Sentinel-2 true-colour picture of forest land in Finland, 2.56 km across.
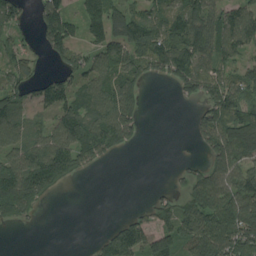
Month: August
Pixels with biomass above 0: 66%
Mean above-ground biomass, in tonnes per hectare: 75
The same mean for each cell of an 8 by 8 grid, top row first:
73 97 75 113 77 97 103 95
53 63 63 104 108 121 88 83
77 76 73 108 63 66 91 97
79 50 116 139 37 1 77 104
74 107 121 80 6 2 63 142
130 125 20 0 0 14 89 117
86 6 0 0 33 86 123 151
0 0 0 90 106 92 140 140
